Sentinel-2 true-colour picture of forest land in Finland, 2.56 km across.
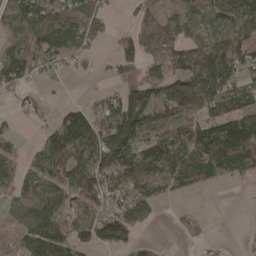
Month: April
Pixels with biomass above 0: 71%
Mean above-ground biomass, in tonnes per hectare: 89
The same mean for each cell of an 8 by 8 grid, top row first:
89 122 113 30 72 75 63 111
88 107 70 24 94 84 138 114
86 25 8 21 73 151 254 77
18 17 95 88 158 175 87 101
31 88 170 166 99 146 181 179
84 112 140 130 156 113 73 61
78 121 85 79 96 7 3 1
43 175 96 100 24 12 17 5
